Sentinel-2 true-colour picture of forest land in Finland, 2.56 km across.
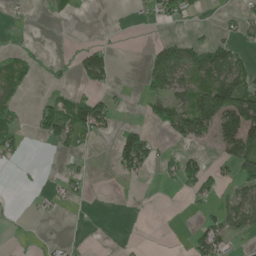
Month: May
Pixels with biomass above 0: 30%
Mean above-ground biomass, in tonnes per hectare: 33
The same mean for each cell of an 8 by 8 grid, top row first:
2 8 5 0 6 37 3 22
7 5 18 15 7 66 55 33
37 14 25 22 26 72 69 99
27 60 86 41 20 75 156 212
40 28 29 16 88 22 20 132
5 1 22 5 19 54 40 59
1 6 4 2 2 2 15 70
5 9 5 0 2 0 68 11
